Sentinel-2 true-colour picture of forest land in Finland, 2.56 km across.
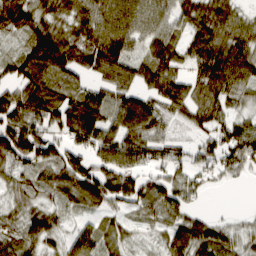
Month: March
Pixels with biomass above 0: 85%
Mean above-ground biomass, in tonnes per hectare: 75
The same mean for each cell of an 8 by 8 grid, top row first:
116 75 88 91 78 59 99 56
32 140 101 118 54 67 104 93
82 92 47 77 74 89 110 93
107 111 133 70 104 56 81 37
139 98 76 89 93 41 63 122
56 66 122 104 69 61 45 38
41 51 43 48 62 72 11 4
57 56 73 53 11 70 92 44
